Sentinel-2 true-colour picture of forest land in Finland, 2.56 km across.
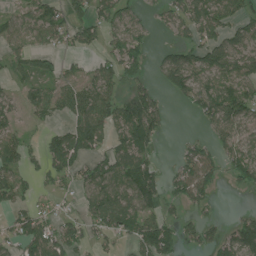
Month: July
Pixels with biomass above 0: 63%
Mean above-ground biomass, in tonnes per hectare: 67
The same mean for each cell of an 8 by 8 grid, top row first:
54 86 48 82 25 57 97 65
52 47 44 54 53 63 104 100
35 59 65 66 43 107 80 105
50 60 77 81 140 5 86 116
55 58 104 58 84 11 45 94
59 58 54 84 94 51 70 61
59 30 38 140 90 31 27 10
62 95 59 38 107 82 54 123
